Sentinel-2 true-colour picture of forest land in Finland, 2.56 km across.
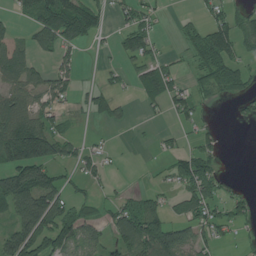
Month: July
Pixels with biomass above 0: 51%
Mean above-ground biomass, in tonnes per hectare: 61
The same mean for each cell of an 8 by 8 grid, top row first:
24 125 143 36 52 12 36 52
57 49 40 17 82 10 109 63
71 64 21 19 83 47 54 45
119 58 22 42 13 41 11 16
202 137 36 9 3 25 36 0
126 98 46 16 2 73 100 1
125 155 39 42 82 56 78 49
134 114 89 57 148 108 51 18
